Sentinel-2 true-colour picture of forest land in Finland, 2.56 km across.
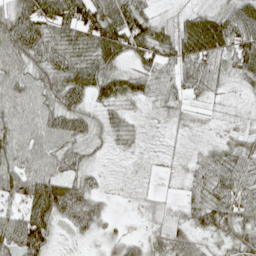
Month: May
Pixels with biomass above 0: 87%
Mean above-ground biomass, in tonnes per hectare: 49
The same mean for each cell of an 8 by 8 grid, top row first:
75 63 75 84 50 24 47 64
88 74 59 84 68 68 73 78
72 65 71 65 43 45 36 21
71 65 56 32 14 29 11 13
67 65 43 21 13 10 15 40
77 59 44 7 10 12 52 57
43 114 72 11 22 19 73 63
88 64 12 26 28 55 29 51
